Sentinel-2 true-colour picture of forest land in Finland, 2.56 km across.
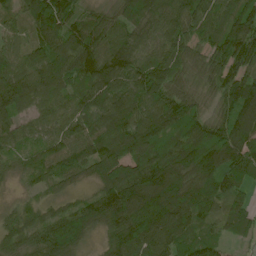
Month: June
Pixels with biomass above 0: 95%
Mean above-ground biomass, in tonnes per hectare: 104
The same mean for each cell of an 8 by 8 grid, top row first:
73 155 89 73 129 112 101 138
70 110 135 108 87 109 87 155
140 131 96 130 141 92 77 132
98 73 84 100 89 122 59 146
60 69 91 115 119 84 123 140
38 68 63 141 165 146 119 114
37 43 77 157 186 173 76 66
70 110 77 92 152 105 77 40
